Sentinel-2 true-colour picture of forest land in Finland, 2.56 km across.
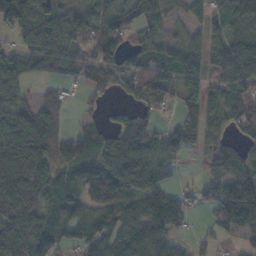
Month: November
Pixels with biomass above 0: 76%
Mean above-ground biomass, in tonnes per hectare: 61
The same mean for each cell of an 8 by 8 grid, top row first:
92 74 67 71 63 19 48 74
46 73 56 75 61 43 69 87
61 36 45 39 84 63 43 79
70 67 12 15 32 27 45 60
85 75 73 67 89 70 26 34
105 72 71 53 29 19 36 93
121 68 65 87 49 10 47 158
33 107 78 101 115 33 26 37
